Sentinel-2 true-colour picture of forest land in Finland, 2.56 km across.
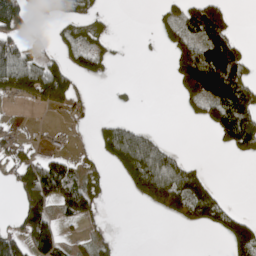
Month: May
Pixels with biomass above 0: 42%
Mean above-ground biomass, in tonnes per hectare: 55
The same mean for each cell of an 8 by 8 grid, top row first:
115 13 37 8 0 49 143 5
77 24 68 29 3 79 111 54
103 107 38 10 0 57 173 107
1 24 25 8 1 5 77 142
46 9 6 98 101 11 3 105
54 179 65 17 176 126 30 0
28 76 103 1 28 97 86 11
87 158 22 22 0 0 1 113
